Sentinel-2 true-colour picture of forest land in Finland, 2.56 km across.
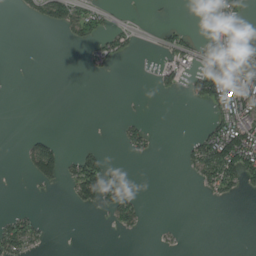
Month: August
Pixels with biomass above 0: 25%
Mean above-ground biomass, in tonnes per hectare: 26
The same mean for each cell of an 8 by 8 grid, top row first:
4 48 74 12 1 1 31 75
0 0 12 47 2 44 52 116
0 0 0 2 1 25 112 101
0 0 0 0 2 0 23 94
0 38 7 1 30 1 86 139
0 61 94 34 0 0 65 78
7 0 18 43 13 0 0 0
74 9 0 0 1 3 0 0
